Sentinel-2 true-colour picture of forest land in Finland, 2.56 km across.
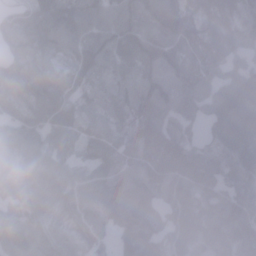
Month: January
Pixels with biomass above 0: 95%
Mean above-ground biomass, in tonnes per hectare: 98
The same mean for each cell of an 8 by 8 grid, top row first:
72 141 117 83 110 139 105 85
75 104 107 113 123 103 99 85
90 106 89 90 91 99 80 112
68 112 87 71 118 102 72 154
105 100 62 78 130 142 56 138
86 116 78 88 127 129 94 77
76 70 91 104 117 119 94 84
89 85 62 55 127 96 111 74
